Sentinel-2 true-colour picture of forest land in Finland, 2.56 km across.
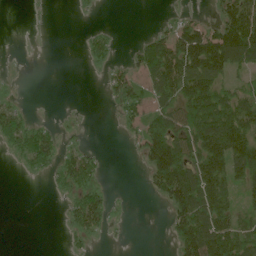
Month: June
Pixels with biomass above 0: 49%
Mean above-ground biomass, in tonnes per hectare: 50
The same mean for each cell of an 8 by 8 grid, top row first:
0 2 5 0 0 16 13 145
0 0 6 28 47 118 159 153
5 0 0 32 45 132 109 29
46 0 3 7 46 77 130 116
48 65 17 0 60 96 139 133
3 24 90 2 19 143 139 82
0 0 76 36 0 77 125 50
0 0 27 5 0 52 147 105
